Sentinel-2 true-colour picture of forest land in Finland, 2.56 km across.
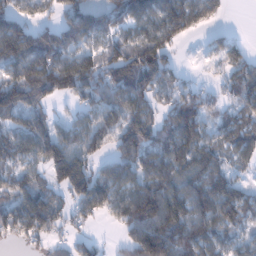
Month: January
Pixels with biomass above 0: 79%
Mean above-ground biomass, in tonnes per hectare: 100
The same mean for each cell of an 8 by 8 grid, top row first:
90 38 142 91 118 148 84 0
181 143 97 94 125 54 27 54
131 159 154 116 139 64 18 88
100 61 60 101 91 101 68 62
108 151 98 76 119 121 80 103
76 75 145 95 106 120 123 47
103 114 66 88 222 158 137 134
41 48 50 11 192 184 123 63
